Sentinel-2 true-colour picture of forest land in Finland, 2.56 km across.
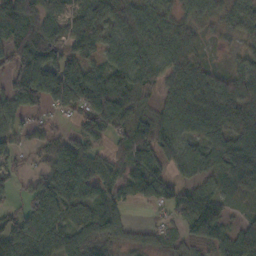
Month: October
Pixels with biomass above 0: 84%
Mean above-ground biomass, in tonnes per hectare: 67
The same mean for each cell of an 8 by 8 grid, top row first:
113 74 50 92 74 42 51 55
92 99 71 55 75 69 14 26
63 108 114 88 73 66 53 60
52 31 78 134 48 79 78 83
36 55 80 52 80 74 67 74
24 54 104 78 84 44 52 67
35 81 65 73 16 58 101 11
110 87 78 48 25 31 92 89
